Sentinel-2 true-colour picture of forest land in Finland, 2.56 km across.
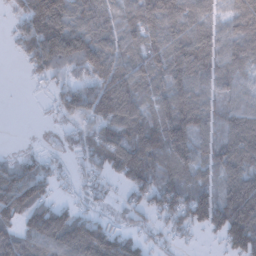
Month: February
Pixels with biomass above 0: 83%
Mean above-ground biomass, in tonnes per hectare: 90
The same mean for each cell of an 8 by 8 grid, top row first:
42 152 88 95 98 117 78 98
37 163 148 101 80 118 131 101
0 54 66 141 87 114 92 64
0 18 97 137 92 138 97 100
4 14 54 116 143 142 77 143
109 80 37 62 126 91 53 119
126 100 42 23 67 112 137 160
91 121 134 109 46 31 16 127
